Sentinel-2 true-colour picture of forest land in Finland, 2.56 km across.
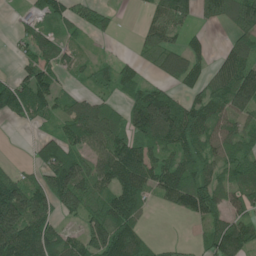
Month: June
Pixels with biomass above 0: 71%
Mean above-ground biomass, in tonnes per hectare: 78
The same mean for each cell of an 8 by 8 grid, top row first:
11 58 51 33 25 89 51 112
21 61 18 5 48 57 34 80
58 62 21 62 48 64 69 149
70 51 101 63 178 139 95 79
0 50 79 119 92 104 81 66
51 113 127 122 103 100 77 71
182 121 100 121 48 50 97 63
175 119 81 161 61 11 61 123
